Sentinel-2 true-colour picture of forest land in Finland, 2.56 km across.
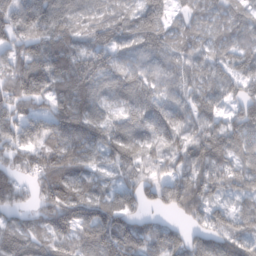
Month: February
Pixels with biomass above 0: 92%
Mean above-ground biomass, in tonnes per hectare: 84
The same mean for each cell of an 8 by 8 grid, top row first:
97 138 75 77 109 41 63 57
70 107 75 90 78 66 54 70
103 128 135 79 72 56 68 77
72 72 110 42 95 76 69 80
78 87 105 96 73 75 125 93
74 107 97 49 69 86 90 70
63 113 113 110 54 73 81 49
91 86 91 129 94 68 87 75
